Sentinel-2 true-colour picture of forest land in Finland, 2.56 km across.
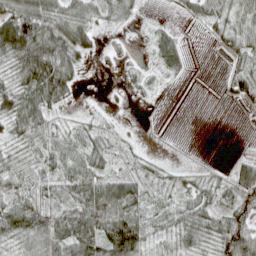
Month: April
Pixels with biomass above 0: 71%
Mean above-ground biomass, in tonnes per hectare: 39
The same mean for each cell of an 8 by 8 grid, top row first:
78 70 50 34 7 10 45 53
101 93 54 10 6 41 3 45
49 102 20 1 20 8 0 54
66 51 9 5 1 0 0 4
39 48 43 26 6 1 0 2
40 40 59 42 27 19 18 51
47 44 62 78 39 35 41 65
46 68 75 108 56 39 37 97
